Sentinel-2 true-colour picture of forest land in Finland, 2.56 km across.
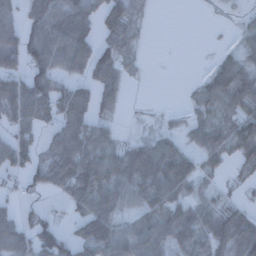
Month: December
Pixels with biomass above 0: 67%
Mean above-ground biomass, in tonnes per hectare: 59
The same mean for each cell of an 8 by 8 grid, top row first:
48 107 93 82 25 0 2 17
87 101 89 65 13 0 1 33
76 85 44 63 6 0 37 76
87 81 77 34 4 2 50 56
80 37 90 52 53 44 86 83
38 67 109 90 105 118 31 19
37 22 67 91 71 81 46 37
47 87 90 123 110 90 76 78
